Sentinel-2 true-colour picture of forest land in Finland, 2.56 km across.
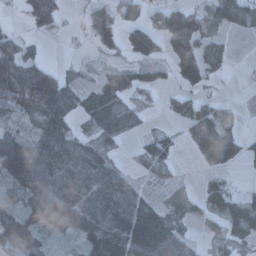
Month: January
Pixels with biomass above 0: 68%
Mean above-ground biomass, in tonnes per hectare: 69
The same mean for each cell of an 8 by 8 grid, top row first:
8 92 21 94 56 98 56 66
65 8 5 49 99 94 74 2
115 106 27 57 41 51 51 3
44 111 47 68 36 48 84 19
123 106 78 57 49 41 163 67
126 120 99 80 32 21 46 11
52 103 118 124 92 66 75 85
88 44 54 148 165 84 37 67
